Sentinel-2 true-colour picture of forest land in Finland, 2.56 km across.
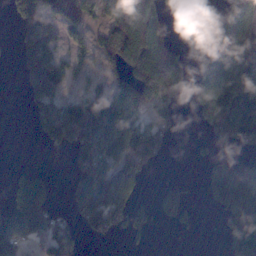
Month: November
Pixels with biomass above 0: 54%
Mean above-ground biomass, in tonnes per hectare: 74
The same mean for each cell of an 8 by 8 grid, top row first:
79 111 82 107 114 17 6 96
47 107 42 145 158 74 47 123
14 148 25 51 161 104 81 98
0 73 101 116 59 35 103 102
0 44 108 105 144 10 14 46
46 43 98 106 64 9 53 121
126 90 91 141 40 90 21 121
132 58 37 28 16 3 1 100
